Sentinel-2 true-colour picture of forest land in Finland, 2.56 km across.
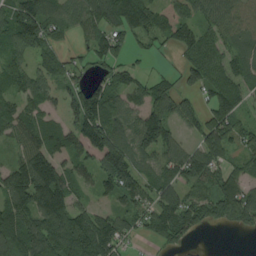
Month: August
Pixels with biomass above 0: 81%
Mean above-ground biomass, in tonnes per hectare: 91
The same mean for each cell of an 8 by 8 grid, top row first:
129 98 85 170 164 112 91 122
81 69 25 117 28 58 78 59
73 73 50 78 53 38 87 66
80 59 123 109 87 76 74 62
53 112 93 142 111 76 103 64
139 169 66 142 81 93 90 66
129 166 74 54 85 133 88 140
120 145 175 131 36 69 3 3
